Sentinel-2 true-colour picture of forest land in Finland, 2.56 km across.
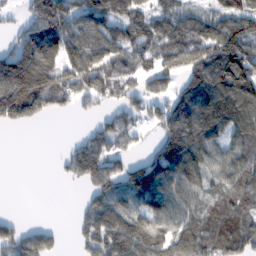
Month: February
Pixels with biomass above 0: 73%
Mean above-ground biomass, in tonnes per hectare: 99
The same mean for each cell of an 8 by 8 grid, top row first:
31 194 108 102 92 100 79 155
87 126 146 100 98 115 133 145
194 143 124 134 68 65 148 141
138 64 30 62 74 144 143 141
0 2 69 85 25 188 101 85
0 1 86 97 152 140 75 97
0 0 36 132 109 87 85 106
108 59 57 171 169 129 127 128
